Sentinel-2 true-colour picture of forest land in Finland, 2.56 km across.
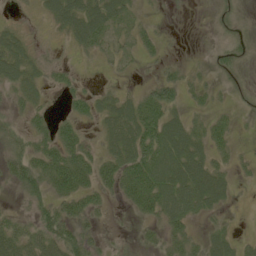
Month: June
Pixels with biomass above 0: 60%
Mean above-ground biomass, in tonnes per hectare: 31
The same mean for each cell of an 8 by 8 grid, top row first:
8 28 60 45 15 1 3 7
46 16 28 21 23 2 4 17
47 25 15 5 10 33 17 9
20 21 29 44 57 27 25 10
26 42 53 43 66 66 42 9
40 56 61 45 69 66 58 12
13 38 44 11 42 59 34 2
50 49 45 11 18 37 31 17
